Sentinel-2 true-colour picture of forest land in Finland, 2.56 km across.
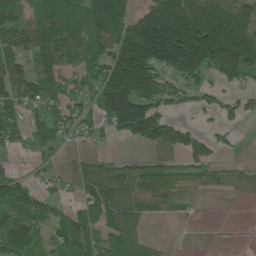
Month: June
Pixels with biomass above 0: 71%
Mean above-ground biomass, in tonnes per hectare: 93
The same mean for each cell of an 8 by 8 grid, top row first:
85 134 130 234 106 226 213 130
116 153 111 144 252 276 288 206
101 112 64 191 209 77 60 90
70 65 68 142 152 32 37 47
38 47 18 14 65 84 47 5
41 25 53 73 72 37 40 37
116 53 54 110 59 21 1 1
158 64 128 85 53 1 1 0
